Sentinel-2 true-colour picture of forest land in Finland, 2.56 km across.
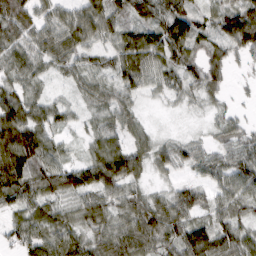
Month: March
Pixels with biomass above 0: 91%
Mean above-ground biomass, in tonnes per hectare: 59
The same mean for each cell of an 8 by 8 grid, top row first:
89 48 74 70 53 89 39 93
60 74 69 57 98 97 46 74
51 26 48 58 61 49 64 6
97 60 24 58 16 7 19 15
124 61 17 62 38 34 25 57
111 63 45 84 27 25 47 71
49 61 55 59 73 81 52 52
53 75 58 77 78 73 102 73
